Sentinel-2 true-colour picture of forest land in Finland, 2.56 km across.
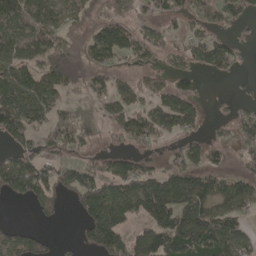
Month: April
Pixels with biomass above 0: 60%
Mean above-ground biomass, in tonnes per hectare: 78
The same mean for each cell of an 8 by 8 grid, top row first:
97 94 86 85 35 50 54 64
105 115 125 134 76 33 78 18
89 90 85 69 50 50 9 6
139 72 29 51 70 127 18 31
62 59 43 22 43 31 52 57
134 81 75 93 105 103 96 53
6 41 79 190 131 178 131 86
74 26 41 145 126 153 162 89
